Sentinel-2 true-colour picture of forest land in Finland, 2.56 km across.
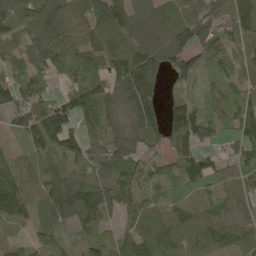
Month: May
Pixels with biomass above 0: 89%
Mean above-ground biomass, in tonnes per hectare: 93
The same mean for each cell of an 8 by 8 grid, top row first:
92 123 97 126 107 89 84 106
71 111 107 100 144 123 88 62
65 63 108 91 148 55 51 70
85 146 144 90 129 31 66 119
25 142 108 85 72 83 62 86
100 97 105 112 62 94 101 78
115 97 187 85 76 89 78 84
35 83 48 63 83 116 110 77
